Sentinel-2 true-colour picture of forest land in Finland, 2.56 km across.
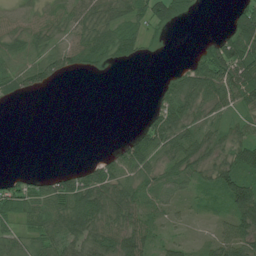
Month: July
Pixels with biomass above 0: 66%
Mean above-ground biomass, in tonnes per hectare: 43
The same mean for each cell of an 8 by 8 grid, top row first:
22 31 51 52 62 73 1 73
32 34 61 68 29 0 46 104
51 50 5 3 0 44 112 121
0 0 0 0 10 71 39 39
0 0 0 10 76 55 36 56
20 27 51 66 53 55 42 78
68 70 85 74 55 25 18 77
34 55 59 65 57 21 17 69
